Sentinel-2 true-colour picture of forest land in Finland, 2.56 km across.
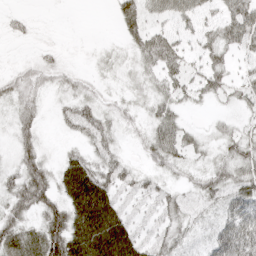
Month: April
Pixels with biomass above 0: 78%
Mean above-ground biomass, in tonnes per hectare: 32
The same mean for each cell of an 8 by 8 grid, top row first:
10 1 0 14 41 47 24 57
2 8 2 9 45 37 31 36
26 22 15 10 20 34 35 27
35 10 38 20 16 31 7 21
40 9 19 22 24 49 18 36
35 38 66 40 23 16 30 39
40 49 67 54 19 30 21 49
53 77 68 85 34 32 29 79
